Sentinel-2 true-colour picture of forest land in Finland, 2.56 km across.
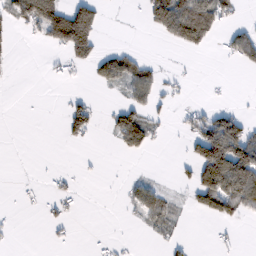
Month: February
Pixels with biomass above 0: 28%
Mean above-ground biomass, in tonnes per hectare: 32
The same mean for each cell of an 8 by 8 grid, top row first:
51 122 120 1 30 143 96 16
7 34 99 17 3 23 18 57
1 4 5 53 60 12 1 0
0 0 52 19 42 12 30 22
0 0 11 12 65 1 131 126
1 7 6 0 9 8 131 141
4 14 5 0 55 22 56 58
4 7 1 7 3 18 1 5
